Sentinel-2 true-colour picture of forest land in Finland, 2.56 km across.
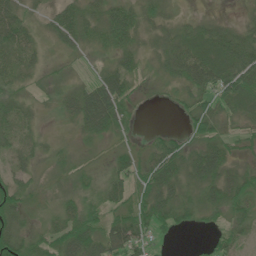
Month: June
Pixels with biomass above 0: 82%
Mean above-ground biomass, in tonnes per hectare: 34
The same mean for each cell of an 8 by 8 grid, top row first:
47 22 50 50 29 13 12 7
58 16 22 33 21 47 44 54
29 11 11 57 10 31 68 60
39 8 66 78 3 7 43 27
31 15 12 17 11 35 48 16
25 12 25 34 39 50 62 41
45 14 49 42 45 48 36 43
54 43 71 71 40 5 9 27
